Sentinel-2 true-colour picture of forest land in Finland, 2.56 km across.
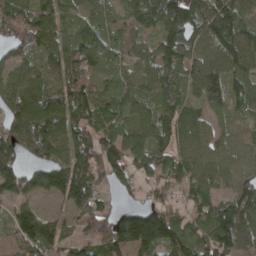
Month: April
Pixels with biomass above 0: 89%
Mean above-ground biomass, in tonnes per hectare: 95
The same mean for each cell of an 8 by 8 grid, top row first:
104 107 55 38 108 144 134 97
78 97 106 51 52 119 111 166
99 73 107 50 79 81 103 90
138 160 119 64 87 76 56 52
124 123 99 99 108 69 75 47
140 139 135 79 56 62 66 72
81 34 109 48 91 56 76 151
68 149 66 133 198 116 105 116
